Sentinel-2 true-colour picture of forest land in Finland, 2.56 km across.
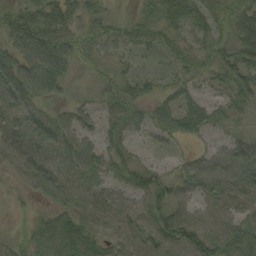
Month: September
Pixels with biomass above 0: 88%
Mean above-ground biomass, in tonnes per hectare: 54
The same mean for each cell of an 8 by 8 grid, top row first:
51 75 45 27 40 61 43 50
53 87 40 30 32 40 44 73
85 79 24 39 43 35 33 79
87 35 41 39 45 78 60 42
80 78 62 43 12 19 21 59
32 85 58 41 54 44 86 101
7 30 69 59 59 67 54 63
27 67 70 58 73 84 93 83
